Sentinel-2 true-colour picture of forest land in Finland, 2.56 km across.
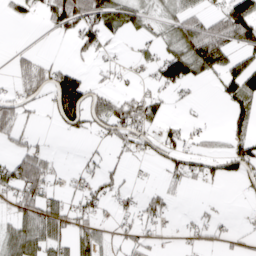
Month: April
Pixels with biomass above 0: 46%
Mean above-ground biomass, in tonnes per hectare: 42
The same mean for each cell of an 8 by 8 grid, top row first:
26 49 102 66 34 46 49 118
13 3 39 12 17 60 146 73
32 64 58 18 13 81 25 108
61 21 81 78 61 4 2 50
33 10 4 27 34 44 24 46
86 60 21 31 4 32 35 51
48 77 40 19 36 11 8 1
68 81 55 27 26 7 20 15
